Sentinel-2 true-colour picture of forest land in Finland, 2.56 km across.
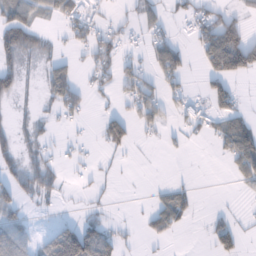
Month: January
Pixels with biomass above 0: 41%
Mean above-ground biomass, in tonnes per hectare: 36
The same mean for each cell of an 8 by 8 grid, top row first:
74 33 62 12 38 23 48 30
74 24 24 44 24 47 94 140
39 51 24 36 55 49 52 35
14 15 32 27 53 30 41 40
35 19 14 55 6 9 8 111
38 46 9 8 1 2 0 48
32 9 8 8 10 72 4 4
53 46 144 52 15 7 21 26
